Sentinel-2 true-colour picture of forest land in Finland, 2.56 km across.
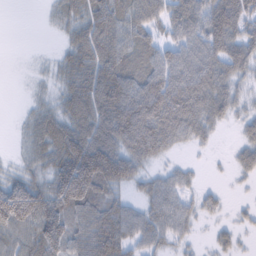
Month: February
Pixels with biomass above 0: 78%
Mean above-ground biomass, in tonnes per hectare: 65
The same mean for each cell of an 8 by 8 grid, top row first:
0 14 61 88 82 76 93 87
0 3 71 100 72 64 78 71
1 18 73 120 98 100 92 42
5 42 83 117 130 121 75 30
11 74 122 98 105 42 18 31
40 72 208 126 37 35 3 19
144 108 104 70 41 60 28 11
65 118 67 95 55 35 12 19
